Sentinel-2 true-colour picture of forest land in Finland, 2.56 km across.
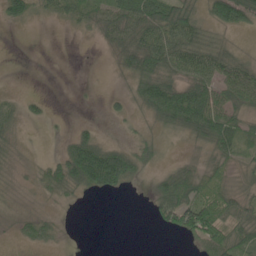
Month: May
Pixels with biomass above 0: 57%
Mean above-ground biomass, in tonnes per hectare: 29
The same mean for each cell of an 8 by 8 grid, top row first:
36 16 32 50 73 64 34 63
0 0 0 21 61 62 35 9
0 0 1 2 48 46 54 59
16 8 0 9 19 85 85 35
9 1 52 16 23 3 35 39
4 36 63 84 12 63 36 12
3 5 3 0 2 91 73 39
8 18 0 0 0 4 56 48
